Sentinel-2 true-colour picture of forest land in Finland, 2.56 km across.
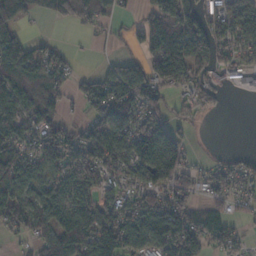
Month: November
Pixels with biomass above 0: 70%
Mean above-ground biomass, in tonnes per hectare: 69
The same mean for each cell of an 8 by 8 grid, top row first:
67 31 54 45 39 140 67 114
88 29 3 10 59 141 94 116
96 73 28 89 100 77 53 44
87 63 20 123 94 40 36 0
93 77 72 83 124 65 1 0
124 74 84 56 79 92 42 55
89 75 98 75 89 91 51 21
19 53 101 107 85 132 61 34
